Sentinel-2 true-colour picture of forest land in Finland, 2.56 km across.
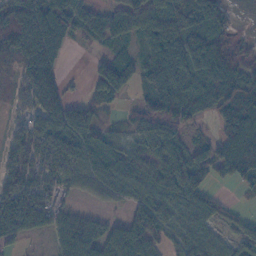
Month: November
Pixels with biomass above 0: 79%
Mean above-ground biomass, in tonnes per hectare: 68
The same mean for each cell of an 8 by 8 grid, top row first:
153 138 70 63 84 80 81 4
110 123 10 37 46 76 94 57
30 111 7 111 57 75 89 107
20 96 16 15 70 89 46 92
74 86 63 44 66 70 42 111
103 70 58 64 62 102 54 73
152 76 20 19 64 54 49 12
51 33 108 88 89 30 55 39
